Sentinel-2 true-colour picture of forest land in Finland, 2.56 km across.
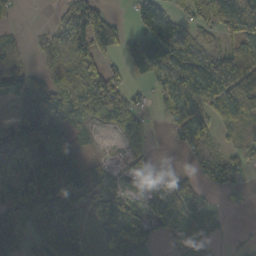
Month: October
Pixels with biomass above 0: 70%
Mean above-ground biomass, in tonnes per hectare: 76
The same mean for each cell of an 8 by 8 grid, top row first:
19 8 153 62 72 47 71 138
51 39 99 92 74 102 76 57
91 43 93 99 31 113 158 187
80 180 101 107 44 80 74 115
117 124 35 4 45 26 36 30
107 139 104 31 44 63 47 42
109 103 72 86 52 121 66 9
88 75 76 64 65 45 60 8
